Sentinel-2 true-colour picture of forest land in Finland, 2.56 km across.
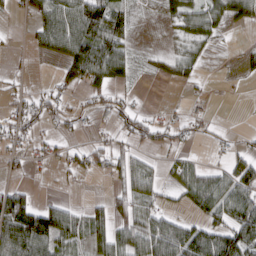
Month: March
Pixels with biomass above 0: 53%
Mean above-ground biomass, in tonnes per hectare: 37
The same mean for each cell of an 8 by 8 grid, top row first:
11 59 87 82 6 34 53 39
3 32 80 72 6 17 17 6
7 9 48 46 5 20 4 5
39 50 32 30 22 10 11 1
28 24 15 27 25 22 10 12
8 7 17 31 45 28 44 68
103 52 21 46 32 15 58 82
95 83 36 57 65 83 71 92
